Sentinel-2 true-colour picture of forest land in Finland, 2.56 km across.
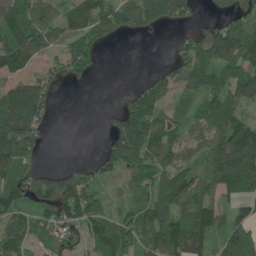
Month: June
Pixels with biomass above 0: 72%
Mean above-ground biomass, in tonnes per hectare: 88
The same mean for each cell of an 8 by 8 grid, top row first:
128 73 118 117 125 76 21 66
134 74 106 12 0 44 120 137
90 70 33 1 28 76 95 110
209 68 0 31 108 42 80 79
176 19 0 90 130 87 98 177
107 69 80 48 104 125 102 190
91 85 120 34 91 119 98 52
90 73 71 133 91 140 73 181
